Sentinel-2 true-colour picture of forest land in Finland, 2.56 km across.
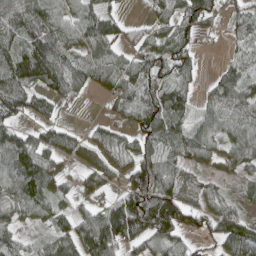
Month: April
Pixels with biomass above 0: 76%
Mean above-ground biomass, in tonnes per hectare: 68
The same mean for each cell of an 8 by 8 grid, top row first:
103 84 69 48 17 69 82 51
74 105 65 64 56 70 3 43
115 100 78 84 79 80 18 73
67 41 7 34 106 91 61 96
89 70 46 64 54 73 71 92
101 63 30 45 122 68 32 36
70 59 29 69 141 137 55 35
50 42 94 112 73 63 32 107
